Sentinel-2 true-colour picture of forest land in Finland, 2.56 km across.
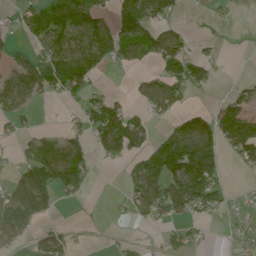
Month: June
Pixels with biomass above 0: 49%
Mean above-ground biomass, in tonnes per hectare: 54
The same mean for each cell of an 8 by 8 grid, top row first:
24 95 107 80 102 25 15 2
17 79 90 90 82 67 11 0
70 104 93 1 29 84 46 10
48 0 35 78 30 40 38 88
15 45 50 103 40 124 101 111
45 123 89 0 80 124 115 5
109 50 2 8 50 86 65 11
41 74 8 6 10 31 14 11
